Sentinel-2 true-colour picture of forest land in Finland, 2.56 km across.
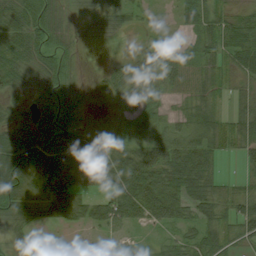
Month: August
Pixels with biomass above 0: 81%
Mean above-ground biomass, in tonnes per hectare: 41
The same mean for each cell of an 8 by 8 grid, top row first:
57 43 14 35 12 18 50 27
59 36 8 2 23 25 39 58
45 44 15 24 39 40 38 24
38 73 34 8 54 17 45 37
91 93 38 22 48 52 48 44
83 78 39 54 82 78 55 15
45 40 48 71 73 62 47 41
21 19 9 16 6 23 51 44
